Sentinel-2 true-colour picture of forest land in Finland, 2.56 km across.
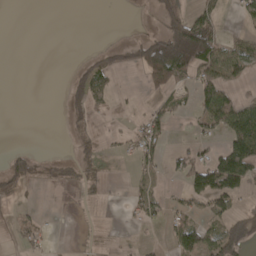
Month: April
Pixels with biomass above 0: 30%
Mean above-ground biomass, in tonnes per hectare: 28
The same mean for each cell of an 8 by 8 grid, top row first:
0 0 0 0 1 40 49 18
0 0 0 26 53 128 111 45
0 0 39 20 29 40 57 28
0 0 22 7 16 17 60 78
1 0 23 4 49 6 18 96
60 12 30 1 16 22 84 86
9 0 3 1 36 22 38 23
12 8 1 3 3 55 61 93
